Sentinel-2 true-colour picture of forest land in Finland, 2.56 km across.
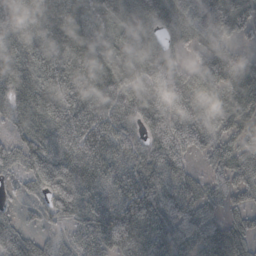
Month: October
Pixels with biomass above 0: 90%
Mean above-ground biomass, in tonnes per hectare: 59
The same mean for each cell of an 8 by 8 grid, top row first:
58 43 56 62 67 64 75 94
47 38 78 58 65 28 52 31
43 36 66 69 77 64 57 92
40 58 65 65 78 62 58 88
45 59 69 63 47 69 48 63
39 23 81 59 67 57 29 54
28 30 63 76 102 72 53 34
62 40 37 72 86 77 67 54
